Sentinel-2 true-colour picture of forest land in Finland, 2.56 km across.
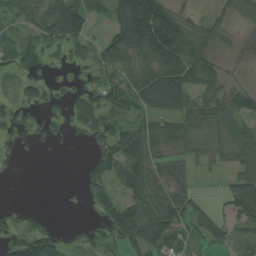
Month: August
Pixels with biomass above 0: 63%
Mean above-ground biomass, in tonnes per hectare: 45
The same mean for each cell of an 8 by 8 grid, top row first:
39 78 110 59 209 72 25 24
14 26 35 70 106 144 60 15
14 14 8 34 68 108 73 10
19 8 47 15 39 61 49 57
3 4 2 63 77 38 26 50
2 0 16 57 67 38 7 33
13 0 4 74 74 72 23 58
72 76 4 31 95 55 32 23
